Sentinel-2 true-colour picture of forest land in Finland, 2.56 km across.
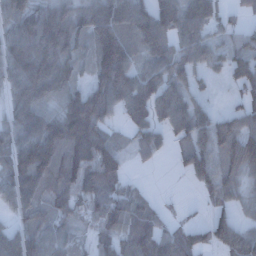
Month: December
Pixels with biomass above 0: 81%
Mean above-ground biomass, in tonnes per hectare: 79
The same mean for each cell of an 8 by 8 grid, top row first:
88 93 83 113 97 112 78 25
90 116 70 157 93 85 64 52
81 125 48 135 87 75 27 59
67 70 128 63 89 103 42 50
88 164 146 67 58 46 108 126
117 114 111 76 4 10 78 66
67 63 45 102 60 8 32 34
92 85 26 66 87 71 56 91
